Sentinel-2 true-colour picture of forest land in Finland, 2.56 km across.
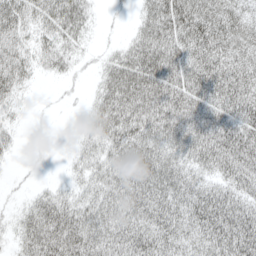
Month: April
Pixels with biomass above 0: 82%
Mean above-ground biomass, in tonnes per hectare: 47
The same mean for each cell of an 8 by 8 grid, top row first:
62 57 54 3 31 77 73 47
52 39 22 12 58 61 73 53
47 9 7 49 71 61 70 68
14 4 7 60 59 62 63 65
14 3 17 43 54 51 73 79
4 3 21 44 64 54 40 60
14 57 41 47 64 59 83 66
24 73 64 51 60 56 64 86
